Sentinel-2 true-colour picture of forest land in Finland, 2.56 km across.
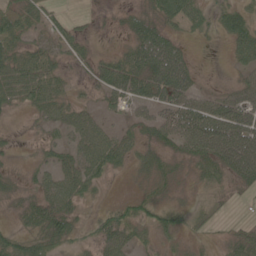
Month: June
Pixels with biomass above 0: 74%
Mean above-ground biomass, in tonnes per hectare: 36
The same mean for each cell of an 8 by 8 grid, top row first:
66 39 8 5 29 53 27 52
56 44 27 9 69 46 2 47
85 72 9 65 72 85 4 24
16 43 31 14 19 55 60 57
8 22 40 51 27 40 67 70
13 38 60 20 16 19 34 42
14 59 25 23 34 33 18 4
48 57 18 45 19 16 10 38
